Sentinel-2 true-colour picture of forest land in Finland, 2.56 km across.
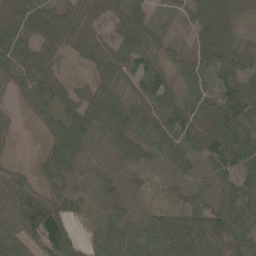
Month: May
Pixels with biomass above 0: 87%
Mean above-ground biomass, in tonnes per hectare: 56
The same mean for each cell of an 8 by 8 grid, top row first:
60 45 33 40 27 25 57 27
66 45 42 41 49 20 76 51
38 83 12 48 79 28 49 61
6 46 54 59 44 75 67 101
8 28 56 32 54 75 92 78
35 39 20 26 30 29 36 71
131 117 23 41 21 55 81 79
83 87 28 55 65 163 156 104
